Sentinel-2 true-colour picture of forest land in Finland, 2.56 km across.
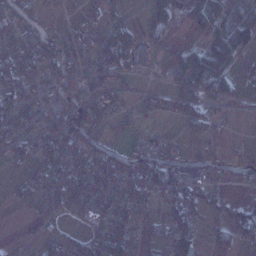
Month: January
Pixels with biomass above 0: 59%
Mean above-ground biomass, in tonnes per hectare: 34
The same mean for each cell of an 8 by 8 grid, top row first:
43 13 15 18 28 68 57 31
46 35 36 64 36 15 60 66
55 36 35 28 5 41 86 25
39 37 37 29 13 28 35 10
37 44 51 31 24 16 15 5
9 36 47 52 55 62 34 17
8 26 33 42 23 45 38 40
9 23 28 52 21 69 14 29
